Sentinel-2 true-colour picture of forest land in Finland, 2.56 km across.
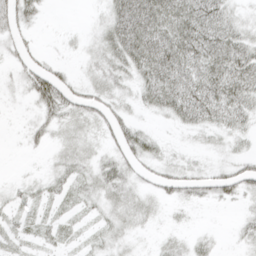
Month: April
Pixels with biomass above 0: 69%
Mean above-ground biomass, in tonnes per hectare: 26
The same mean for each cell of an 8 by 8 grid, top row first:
39 5 1 32 53 49 54 19
18 4 10 36 54 51 53 41
16 51 16 30 36 48 47 51
4 40 34 35 14 38 47 40
2 19 30 24 37 7 13 13
4 16 26 38 19 36 29 39
20 19 19 28 24 10 7 10
21 19 13 22 5 13 12 12
